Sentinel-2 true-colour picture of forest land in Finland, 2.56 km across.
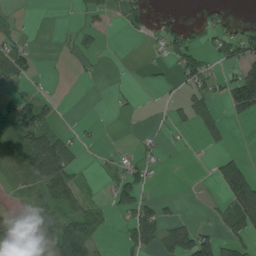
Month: August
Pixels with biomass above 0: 37%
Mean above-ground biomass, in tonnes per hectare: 26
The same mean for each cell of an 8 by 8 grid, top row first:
5 0 10 21 27 4 14 2
39 0 8 0 3 43 23 57
30 3 4 1 2 15 37 81
52 33 0 2 1 13 43 44
50 85 16 2 13 4 16 0
50 73 13 17 25 0 6 80
3 42 27 21 40 7 5 75
61 43 76 2 49 79 56 40
